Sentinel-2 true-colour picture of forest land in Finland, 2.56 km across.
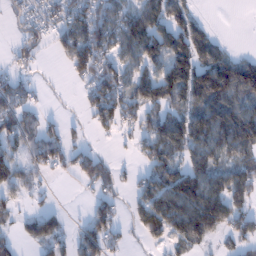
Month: January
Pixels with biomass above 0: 65%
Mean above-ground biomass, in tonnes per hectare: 64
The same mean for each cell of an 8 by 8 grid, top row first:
30 54 77 78 90 73 7 0
26 28 120 79 104 110 87 6
45 5 41 78 69 114 147 132
62 15 15 89 67 63 125 107
49 78 23 9 59 98 103 112
53 21 48 43 47 109 105 80
29 19 2 49 81 115 140 61
30 75 52 49 38 62 44 57
